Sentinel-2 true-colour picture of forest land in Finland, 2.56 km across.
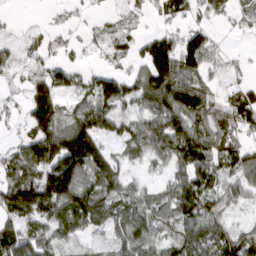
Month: March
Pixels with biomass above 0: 74%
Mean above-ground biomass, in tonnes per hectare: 68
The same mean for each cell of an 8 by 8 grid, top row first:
2 4 10 17 23 42 39 22
25 32 21 47 65 104 81 4
17 74 44 85 91 149 35 17
17 127 70 78 63 117 90 93
34 141 134 42 82 112 96 66
97 123 98 88 19 59 97 65
144 119 121 78 72 102 79 30
89 66 30 42 84 55 96 90
